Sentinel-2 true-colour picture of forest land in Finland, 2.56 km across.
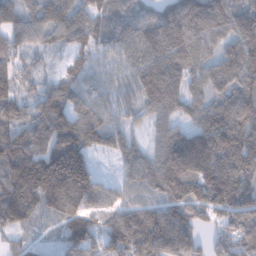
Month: January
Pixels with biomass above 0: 93%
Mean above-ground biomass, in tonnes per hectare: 118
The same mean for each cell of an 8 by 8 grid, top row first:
97 118 108 102 84 140 153 123
102 59 82 98 139 144 85 139
88 51 87 89 138 106 104 136
85 137 123 92 65 75 115 158
137 144 161 100 52 143 164 168
166 215 221 33 125 175 158 136
169 89 143 86 106 141 129 135
48 15 141 122 127 130 70 161
